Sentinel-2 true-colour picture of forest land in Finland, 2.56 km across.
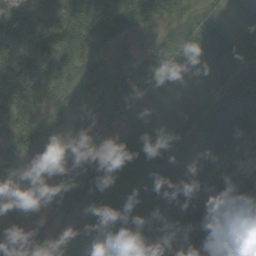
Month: September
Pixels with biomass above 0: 89%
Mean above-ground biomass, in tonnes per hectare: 59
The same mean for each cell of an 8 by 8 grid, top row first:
65 75 108 110 83 53 45 47
80 89 87 47 18 41 109 48
95 77 88 91 34 10 20 60
96 63 62 40 16 6 51 83
83 57 34 30 83 63 88 50
77 14 78 90 82 60 53 14
40 21 50 98 86 76 48 22
46 38 14 50 76 65 55 49
